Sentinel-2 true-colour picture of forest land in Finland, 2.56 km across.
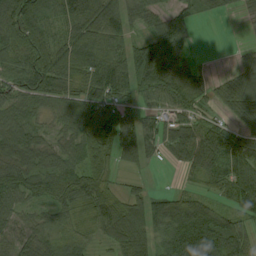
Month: August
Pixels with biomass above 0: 86%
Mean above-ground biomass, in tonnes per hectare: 76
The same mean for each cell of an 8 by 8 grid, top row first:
113 69 139 98 71 56 17 16
87 84 96 69 101 95 1 16
81 100 63 121 107 125 45 69
65 41 90 90 70 64 36 69
101 58 79 78 108 76 96 79
110 94 90 36 36 8 50 75
70 60 64 76 107 118 85 55
72 75 68 57 86 114 122 100
